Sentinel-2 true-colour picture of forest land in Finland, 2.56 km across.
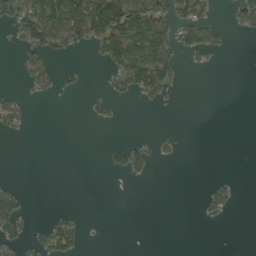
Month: August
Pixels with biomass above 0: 23%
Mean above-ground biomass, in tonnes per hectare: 24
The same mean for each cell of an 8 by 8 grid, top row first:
53 107 119 141 114 61 30 25
10 62 25 97 127 59 40 0
3 33 11 23 102 32 0 0
32 0 1 9 2 1 0 0
0 0 0 11 13 8 0 0
0 0 0 8 13 0 1 2
40 2 2 0 0 0 17 4
26 47 32 0 0 0 0 0
